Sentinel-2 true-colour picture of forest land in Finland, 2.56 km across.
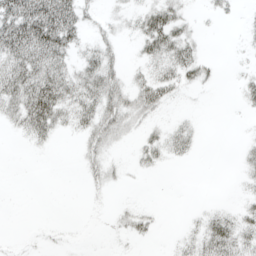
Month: April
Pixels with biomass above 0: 44%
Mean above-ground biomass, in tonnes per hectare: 22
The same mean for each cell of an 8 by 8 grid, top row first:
76 94 38 10 32 34 6 7
70 73 24 22 26 49 2 4
58 64 40 40 27 32 19 10
39 74 39 46 32 4 0 4
2 13 15 22 21 25 0 6
0 0 7 16 5 0 0 8
0 0 0 7 10 0 9 16
1 2 1 3 12 9 44 37
